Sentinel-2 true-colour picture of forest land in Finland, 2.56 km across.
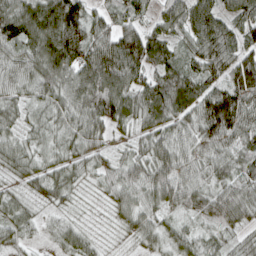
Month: April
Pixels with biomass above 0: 95%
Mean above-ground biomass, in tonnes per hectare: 74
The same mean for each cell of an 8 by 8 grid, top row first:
102 115 108 56 41 82 102 81
71 116 119 117 125 58 94 83
74 93 116 129 77 93 77 109
53 55 89 113 87 93 123 123
54 47 65 42 57 93 77 75
35 64 41 57 86 96 54 65
53 33 20 38 66 54 66 74
43 23 57 13 47 58 45 45
